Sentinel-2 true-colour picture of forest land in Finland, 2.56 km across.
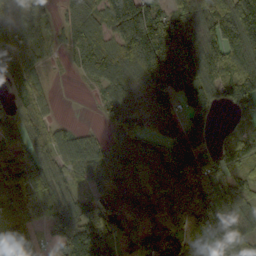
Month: October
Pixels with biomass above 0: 86%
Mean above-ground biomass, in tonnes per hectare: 107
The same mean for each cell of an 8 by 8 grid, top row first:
80 41 87 128 160 105 137 188
96 36 93 92 227 207 141 139
62 24 21 97 148 160 134 162
83 48 0 63 140 106 118 67
102 91 89 80 95 151 82 90
127 102 61 93 92 152 135 90
99 91 103 139 97 62 163 111
172 63 194 118 79 105 127 104
